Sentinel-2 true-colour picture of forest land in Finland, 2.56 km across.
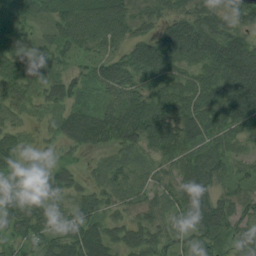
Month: August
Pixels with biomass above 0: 89%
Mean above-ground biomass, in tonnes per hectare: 52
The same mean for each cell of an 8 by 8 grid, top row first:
45 42 76 82 41 40 62 60
56 56 49 42 53 72 74 63
86 50 39 71 60 62 64 74
29 27 56 68 100 70 65 75
38 21 53 47 48 68 61 29
38 38 20 33 27 46 66 35
73 46 43 33 36 37 72 40
50 52 89 52 52 33 33 28
